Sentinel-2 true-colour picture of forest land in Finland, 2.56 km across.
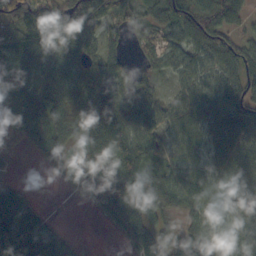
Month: October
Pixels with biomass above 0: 82%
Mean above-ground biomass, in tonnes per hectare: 73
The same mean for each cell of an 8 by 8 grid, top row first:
115 155 110 56 43 78 98 50
131 93 76 41 40 45 85 77
83 73 78 66 39 29 68 89
78 117 94 100 60 61 71 93
17 84 80 116 64 55 72 76
11 5 61 112 100 72 68 74
119 10 5 92 99 55 73 68
175 110 6 5 84 57 94 70
